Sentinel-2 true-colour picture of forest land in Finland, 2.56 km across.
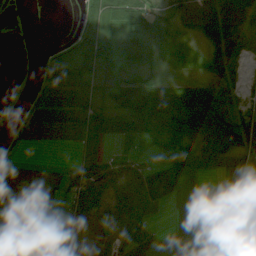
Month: July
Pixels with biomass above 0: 76%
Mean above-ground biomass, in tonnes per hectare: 44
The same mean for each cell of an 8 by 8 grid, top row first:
1 0 22 57 64 44 48 30
0 9 51 43 47 31 26 38
1 26 24 35 49 30 32 22
6 34 30 54 113 103 97 45
14 4 13 19 25 66 61 64
17 9 47 56 56 70 36 49
52 33 69 64 56 42 75 74
50 50 73 52 69 63 65 100
